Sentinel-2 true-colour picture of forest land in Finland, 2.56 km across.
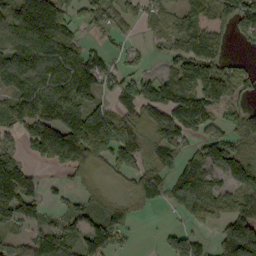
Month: September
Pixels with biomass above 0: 73%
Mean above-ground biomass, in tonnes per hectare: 111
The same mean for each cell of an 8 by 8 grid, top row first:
135 236 63 65 47 73 87 137
135 139 93 32 28 81 120 11
137 142 182 70 98 130 156 109
120 170 170 106 150 180 128 110
55 209 253 193 118 115 96 87
230 19 71 49 127 107 126 104
215 47 36 49 55 80 147 126
69 132 100 102 3 79 32 240
